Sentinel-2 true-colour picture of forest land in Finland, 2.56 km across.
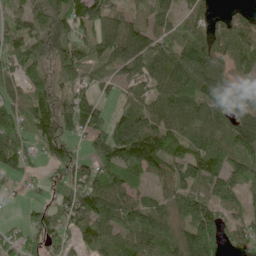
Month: June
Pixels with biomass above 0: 85%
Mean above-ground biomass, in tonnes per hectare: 84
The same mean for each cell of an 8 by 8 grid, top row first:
57 88 93 68 46 60 48 45
78 78 80 93 105 93 103 97
57 50 59 47 69 107 96 75
77 103 117 56 96 120 81 88
114 106 36 147 163 74 90 115
62 32 74 84 56 78 100 99
8 57 128 129 94 104 103 60
50 68 51 98 110 89 173 75
